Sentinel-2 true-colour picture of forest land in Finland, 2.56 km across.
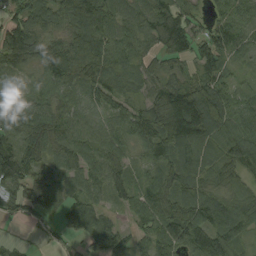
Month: August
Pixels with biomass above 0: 91%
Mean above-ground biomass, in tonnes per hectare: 78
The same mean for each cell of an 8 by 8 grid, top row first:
66 86 138 87 80 94 40 56
129 80 109 88 46 77 96 57
25 77 113 93 56 60 94 24
80 93 63 54 69 192 180 69
68 87 74 67 64 118 86 96
90 80 64 65 55 98 75 59
57 57 61 35 76 97 121 78
17 11 37 99 46 102 125 64
